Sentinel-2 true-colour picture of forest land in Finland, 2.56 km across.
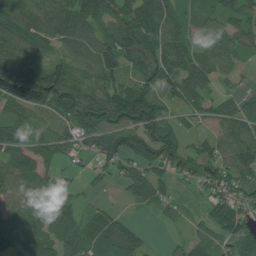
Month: July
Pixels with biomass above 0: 83%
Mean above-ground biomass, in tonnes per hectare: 84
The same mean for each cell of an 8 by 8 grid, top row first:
94 88 113 101 120 78 80 86
101 55 72 106 113 93 73 67
203 187 90 92 102 100 70 28
78 97 147 152 177 35 57 84
95 81 74 100 121 87 47 109
96 59 27 49 75 62 90 82
74 100 64 29 23 36 45 72
100 87 86 107 38 19 53 73
